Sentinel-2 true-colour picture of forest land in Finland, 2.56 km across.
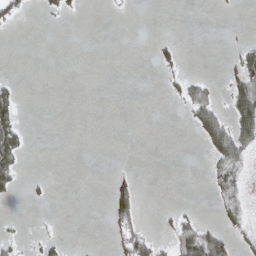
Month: March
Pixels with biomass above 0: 15%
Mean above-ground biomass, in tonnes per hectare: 13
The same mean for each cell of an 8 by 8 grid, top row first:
16 7 5 1 0 0 0 1
0 0 0 0 0 14 0 27
7 0 0 0 0 14 14 65
27 0 0 0 0 2 46 63
39 0 0 0 0 0 33 50
30 4 0 13 0 0 11 19
0 2 0 45 10 8 2 25
15 14 0 19 44 47 63 13
